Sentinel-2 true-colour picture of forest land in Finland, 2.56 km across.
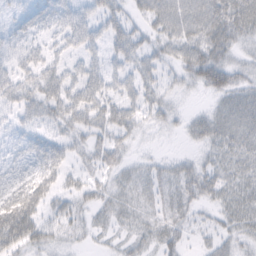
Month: February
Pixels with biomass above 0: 80%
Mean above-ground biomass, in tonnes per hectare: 36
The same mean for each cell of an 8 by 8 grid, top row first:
28 45 49 44 31 59 55 59
33 34 46 39 40 41 59 25
57 50 48 35 39 24 66 31
40 46 56 44 34 18 18 35
30 43 26 44 8 3 26 32
31 44 19 22 21 32 35 28
97 36 28 24 20 29 18 30
76 40 15 14 24 25 17 23
